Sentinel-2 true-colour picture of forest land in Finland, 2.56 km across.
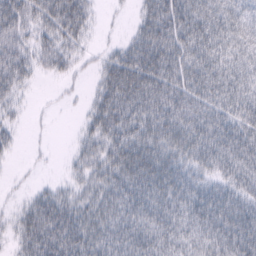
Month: February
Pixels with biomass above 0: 82%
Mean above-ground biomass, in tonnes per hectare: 47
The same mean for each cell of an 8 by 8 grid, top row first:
62 57 54 3 31 77 73 47
52 39 22 12 58 61 73 53
47 9 7 49 71 61 70 68
14 4 7 60 59 62 63 65
14 3 17 43 54 51 73 79
4 3 21 44 64 54 40 60
14 57 41 47 64 59 83 66
24 73 64 51 60 56 64 86
